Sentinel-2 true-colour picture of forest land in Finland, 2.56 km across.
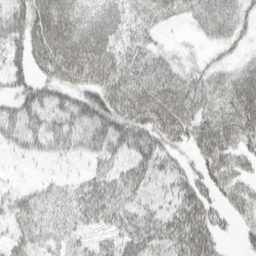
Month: March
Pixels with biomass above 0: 77%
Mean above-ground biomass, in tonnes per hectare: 38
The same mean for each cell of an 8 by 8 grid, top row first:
39 70 68 53 40 26 39 30
37 68 81 50 31 9 11 15
29 38 42 51 48 43 37 40
37 36 51 59 58 59 39 48
27 38 37 49 41 32 42 34
2 8 15 40 33 27 37 41
36 34 46 49 26 34 38 34
30 27 21 27 50 51 46 11
